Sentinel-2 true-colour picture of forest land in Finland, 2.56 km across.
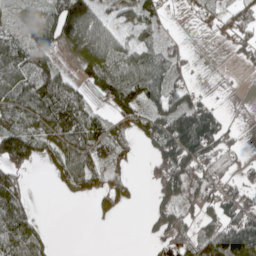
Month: May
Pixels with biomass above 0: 65%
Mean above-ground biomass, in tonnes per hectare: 65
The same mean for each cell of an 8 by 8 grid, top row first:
45 92 171 38 61 4 35 64
80 72 102 94 57 30 1 47
84 116 46 108 105 45 2 2
77 114 113 57 78 82 78 1
134 68 118 97 37 160 109 24
65 16 101 63 16 111 69 37
115 0 1 47 8 69 56 92
99 29 0 0 10 71 88 156
